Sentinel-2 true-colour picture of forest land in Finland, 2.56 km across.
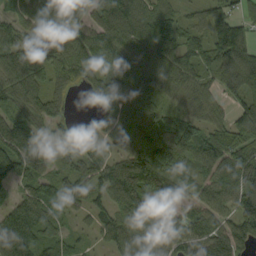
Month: September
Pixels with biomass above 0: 90%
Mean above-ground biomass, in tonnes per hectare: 88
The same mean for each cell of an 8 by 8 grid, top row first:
59 79 77 120 99 60 76 58
104 100 125 109 107 94 80 116
119 95 87 108 116 104 54 128
73 98 1 94 113 49 70 78
111 36 48 49 78 115 90 106
77 51 90 109 120 108 65 136
58 67 50 79 103 88 78 108
124 71 26 79 107 139 105 105
